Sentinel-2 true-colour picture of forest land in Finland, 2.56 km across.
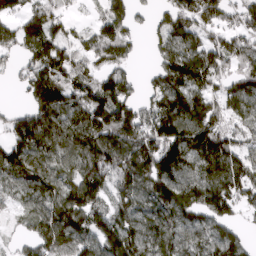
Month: March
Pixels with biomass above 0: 83%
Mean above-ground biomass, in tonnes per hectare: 120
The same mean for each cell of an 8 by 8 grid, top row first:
76 109 19 115 26 124 134 103
80 122 72 130 21 136 115 111
45 153 105 120 37 170 141 112
55 168 158 186 110 158 129 111
130 137 149 169 176 200 194 92
111 125 120 150 164 153 154 148
46 120 171 125 118 161 125 86
35 135 115 152 151 129 122 88
